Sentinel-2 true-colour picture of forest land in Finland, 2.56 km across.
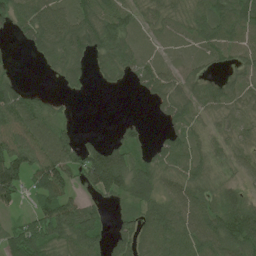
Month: June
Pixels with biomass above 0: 76%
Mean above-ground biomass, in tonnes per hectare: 65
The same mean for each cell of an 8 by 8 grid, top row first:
71 89 77 92 45 49 95 95
9 73 79 93 34 29 60 72
34 7 34 32 61 55 44 50
109 63 2 0 1 72 51 43
116 127 49 52 28 70 48 48
122 110 66 140 77 63 49 32
33 77 71 24 76 84 78 98
84 95 91 54 80 96 102 109
